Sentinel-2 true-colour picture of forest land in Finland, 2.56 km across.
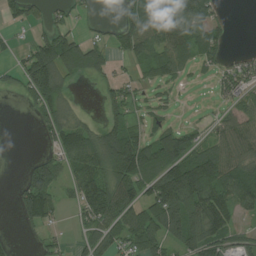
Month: July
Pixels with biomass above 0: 61%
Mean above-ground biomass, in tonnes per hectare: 79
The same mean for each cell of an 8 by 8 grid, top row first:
41 38 22 3 176 221 87 0
19 133 97 61 106 116 88 4
44 174 31 48 35 45 14 71
1 87 19 60 22 9 5 78
0 36 120 157 116 127 63 110
9 138 99 128 126 179 168 119
49 97 73 142 108 165 154 87
11 32 36 71 133 76 105 44
